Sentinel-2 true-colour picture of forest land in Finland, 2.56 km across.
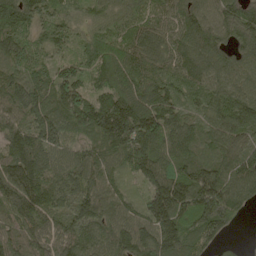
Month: May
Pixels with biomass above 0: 97%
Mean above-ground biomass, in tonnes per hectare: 157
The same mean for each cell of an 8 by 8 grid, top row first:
167 111 74 100 126 122 129 174
142 112 89 190 156 131 162 148
137 134 136 161 160 105 123 128
136 176 199 256 229 122 118 181
190 182 99 199 252 174 133 165
240 149 166 122 184 203 194 179
174 163 162 155 162 243 250 118
125 173 159 148 190 207 116 21
